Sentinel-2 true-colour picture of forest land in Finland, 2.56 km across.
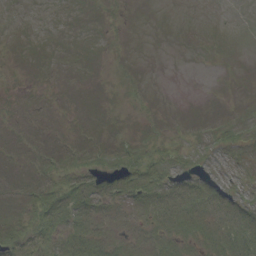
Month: September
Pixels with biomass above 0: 37%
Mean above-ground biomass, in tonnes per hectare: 4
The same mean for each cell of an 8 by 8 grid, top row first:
0 0 0 0 0 0 0 0
0 0 0 0 0 0 0 0
0 0 0 0 1 0 0 0
1 0 0 0 2 0 0 1
1 2 2 2 5 4 4 6
1 5 8 7 12 7 4 5
2 13 9 6 8 11 9 9
10 13 13 9 6 9 8 13
